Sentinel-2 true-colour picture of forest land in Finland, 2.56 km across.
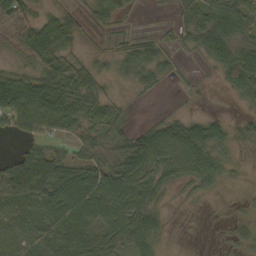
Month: October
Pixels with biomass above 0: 73%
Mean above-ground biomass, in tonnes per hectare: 42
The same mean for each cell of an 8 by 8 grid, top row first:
69 29 21 34 1 18 69 67
44 84 18 19 36 16 55 50
51 71 54 19 25 8 3 65
83 80 63 37 0 6 7 9
13 35 49 40 60 73 67 21
85 93 66 71 63 42 45 6
50 63 83 74 56 4 2 8
48 57 58 43 66 4 3 22
